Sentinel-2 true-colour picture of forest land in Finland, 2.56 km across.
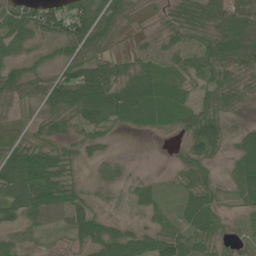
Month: June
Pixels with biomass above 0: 80%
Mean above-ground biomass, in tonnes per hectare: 41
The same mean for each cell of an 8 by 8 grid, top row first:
55 70 81 51 10 32 49 50
37 26 52 23 13 28 42 72
53 46 79 68 62 37 40 34
25 39 67 72 72 50 45 13
37 38 28 9 0 10 73 46
85 72 19 16 10 16 28 48
57 77 44 9 31 28 60 19
21 7 35 56 40 61 39 20
